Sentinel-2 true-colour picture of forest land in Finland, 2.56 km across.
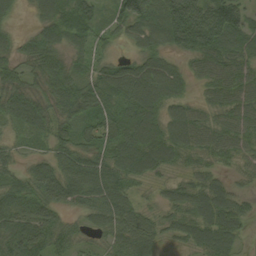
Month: September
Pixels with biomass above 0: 90%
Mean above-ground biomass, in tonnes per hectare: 65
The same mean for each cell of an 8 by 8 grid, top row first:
21 66 78 45 106 116 131 94
36 70 49 25 56 65 110 81
49 82 70 86 101 73 57 75
72 69 71 81 103 65 49 76
28 46 57 74 105 87 66 62
46 70 81 81 49 24 45 21
66 58 44 80 27 53 78 51
86 79 30 49 65 28 74 35
